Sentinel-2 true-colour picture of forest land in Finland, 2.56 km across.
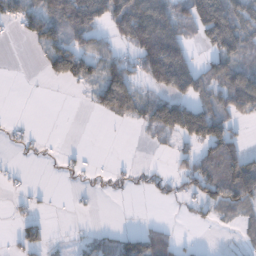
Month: December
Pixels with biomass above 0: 46%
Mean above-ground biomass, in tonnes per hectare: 48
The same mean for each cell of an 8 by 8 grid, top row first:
63 104 146 118 124 53 149 79
0 73 93 39 52 69 50 70
0 26 61 106 39 104 66 96
0 0 1 77 58 113 86 57
11 1 1 0 7 30 110 51
8 0 9 7 13 31 103 134
12 4 1 0 0 7 39 59
31 33 14 48 74 26 1 20
